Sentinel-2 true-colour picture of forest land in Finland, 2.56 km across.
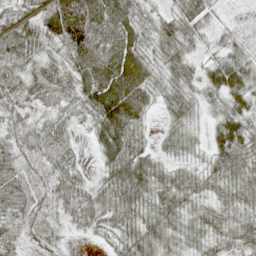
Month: May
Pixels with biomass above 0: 91%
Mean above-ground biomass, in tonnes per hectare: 49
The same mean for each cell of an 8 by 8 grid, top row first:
34 64 111 82 38 47 36 16
75 37 88 73 42 53 23 50
56 59 53 81 61 45 43 66
46 47 38 84 43 43 22 59
46 53 14 68 32 32 28 80
66 50 32 54 65 38 36 44
42 48 55 56 47 53 31 37
35 41 7 28 61 40 37 41
